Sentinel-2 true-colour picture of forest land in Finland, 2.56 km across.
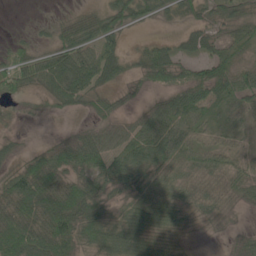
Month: May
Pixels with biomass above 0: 76%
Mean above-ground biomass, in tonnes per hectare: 37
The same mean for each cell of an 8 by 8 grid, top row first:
0 6 29 54 26 20 31 41
24 29 56 32 19 32 43 56
53 64 64 31 29 45 66 46
6 9 16 23 28 55 25 27
13 17 54 41 55 49 25 11
42 78 42 57 33 19 25 32
74 79 71 25 42 28 17 11
105 87 45 51 43 18 2 20
